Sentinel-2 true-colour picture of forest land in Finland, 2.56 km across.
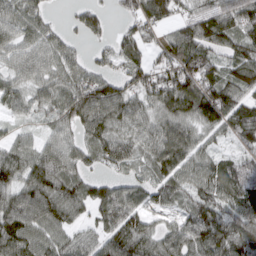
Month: March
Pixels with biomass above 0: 86%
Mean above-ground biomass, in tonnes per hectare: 75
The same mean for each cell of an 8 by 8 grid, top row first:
77 35 43 23 84 54 80 95
71 75 28 49 49 84 85 79
59 63 71 58 71 100 93 87
48 52 102 93 65 108 125 105
57 58 55 80 64 114 45 53
77 116 69 34 42 81 84 113
96 102 59 94 55 44 86 90
98 71 61 87 81 97 125 101
